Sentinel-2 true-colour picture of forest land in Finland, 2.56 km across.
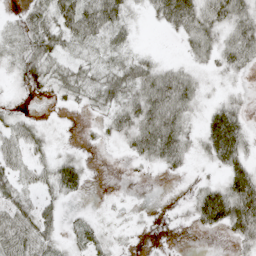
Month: May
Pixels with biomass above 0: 70%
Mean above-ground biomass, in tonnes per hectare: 39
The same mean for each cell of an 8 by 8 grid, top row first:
21 48 85 77 17 75 61 56
38 65 37 37 11 7 47 61
23 38 47 54 65 68 22 16
20 4 9 37 71 76 39 41
46 29 9 16 64 76 63 73
42 41 49 0 5 11 13 75
56 30 5 9 5 7 98 96
63 42 31 20 4 2 1 38
